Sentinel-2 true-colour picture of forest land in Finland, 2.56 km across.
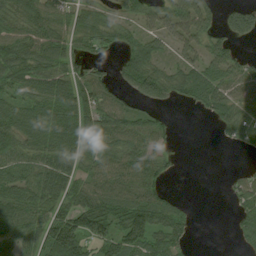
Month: August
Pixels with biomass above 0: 72%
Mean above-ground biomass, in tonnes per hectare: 63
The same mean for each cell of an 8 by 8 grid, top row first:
69 68 58 30 48 85 64 91
81 81 53 43 66 44 67 22
89 91 72 41 86 61 92 75
78 96 107 91 51 6 49 54
70 83 82 70 70 14 0 32
67 71 60 73 88 12 0 22
89 83 110 74 96 48 0 37
65 101 126 100 107 60 0 22
